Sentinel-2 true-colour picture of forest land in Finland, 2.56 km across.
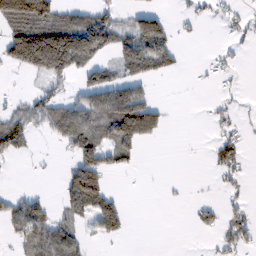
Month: February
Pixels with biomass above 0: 39%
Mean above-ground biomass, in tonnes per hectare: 48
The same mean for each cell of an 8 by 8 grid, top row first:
169 117 59 41 77 13 13 21
137 258 195 66 109 34 3 12
2 69 34 56 52 5 9 7
34 70 81 137 137 0 8 10
70 9 94 80 49 0 10 32
1 3 116 25 2 0 5 19
55 33 80 65 0 2 27 26
26 81 39 20 0 0 4 39
